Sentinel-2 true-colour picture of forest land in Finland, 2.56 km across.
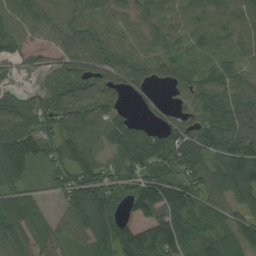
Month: August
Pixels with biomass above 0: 89%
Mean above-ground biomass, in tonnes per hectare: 81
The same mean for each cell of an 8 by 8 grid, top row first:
89 74 71 62 58 68 75 76
83 49 90 81 66 61 74 68
23 42 97 80 67 44 77 68
97 84 95 77 27 47 86 110
123 76 75 68 112 115 95 127
84 38 83 79 92 86 79 141
90 20 124 73 105 123 75 65
105 61 52 108 136 124 80 104
